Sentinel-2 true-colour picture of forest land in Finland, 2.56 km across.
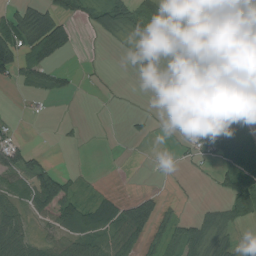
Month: August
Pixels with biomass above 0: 54%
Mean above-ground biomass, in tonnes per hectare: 41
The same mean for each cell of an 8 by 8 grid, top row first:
43 67 36 88 52 10 66 68
98 98 8 4 43 17 4 8
38 43 9 3 19 94 69 7
3 3 1 1 7 58 91 63
32 1 4 1 3 9 61 98
56 72 10 0 1 5 4 137
39 69 64 52 88 17 21 93
51 34 57 69 62 61 75 29
